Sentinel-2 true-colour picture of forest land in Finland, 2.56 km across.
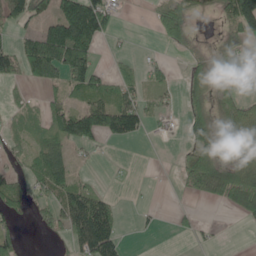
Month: May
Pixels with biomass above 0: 49%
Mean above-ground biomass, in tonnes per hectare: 52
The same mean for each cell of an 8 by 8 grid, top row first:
78 65 224 76 1 80 12 157
50 143 153 7 3 28 13 28
36 62 92 44 35 12 63 20
14 35 81 116 64 16 64 89
23 43 57 17 9 5 69 54
40 83 19 2 0 13 134 109
56 46 129 54 7 13 7 81
43 13 101 121 2 6 10 0
